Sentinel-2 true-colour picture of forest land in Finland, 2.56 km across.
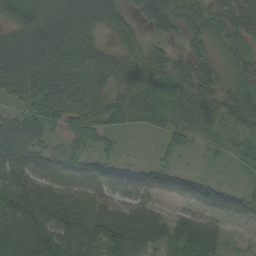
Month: September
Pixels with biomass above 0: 86%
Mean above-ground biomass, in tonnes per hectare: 61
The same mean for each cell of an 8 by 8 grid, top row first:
58 68 69 49 58 70 73 85
69 79 62 37 54 25 42 55
86 82 63 51 93 75 81 45
29 68 85 53 62 64 63 72
88 46 69 27 2 30 17 33
68 56 41 45 35 41 11 6
93 101 85 57 67 24 47 45
126 134 114 122 93 56 71 8
